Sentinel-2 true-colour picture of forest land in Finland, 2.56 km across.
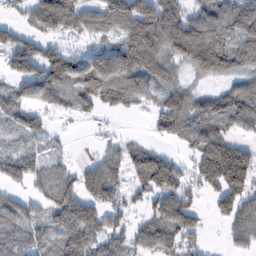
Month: February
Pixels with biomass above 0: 75%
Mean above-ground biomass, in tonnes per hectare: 82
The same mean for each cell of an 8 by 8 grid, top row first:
26 126 90 133 177 137 100 148
74 44 27 92 210 144 207 104
76 106 108 186 104 44 55 62
66 34 44 47 28 116 113 120
33 32 1 23 27 29 131 58
90 59 68 85 90 65 147 141
81 64 109 55 38 74 19 94
66 50 119 65 69 51 7 51
